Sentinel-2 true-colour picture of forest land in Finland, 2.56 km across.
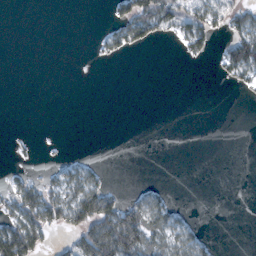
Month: February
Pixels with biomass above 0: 26%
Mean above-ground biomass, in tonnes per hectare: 23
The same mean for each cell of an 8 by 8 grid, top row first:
0 0 0 20 82 74 63 48
0 0 0 26 18 10 27 88
0 0 0 0 0 0 1 32
0 0 0 0 0 0 0 0
4 1 0 0 0 0 0 0
14 16 46 3 0 0 0 0
55 83 101 70 62 18 0 0
121 25 72 148 89 54 12 0
